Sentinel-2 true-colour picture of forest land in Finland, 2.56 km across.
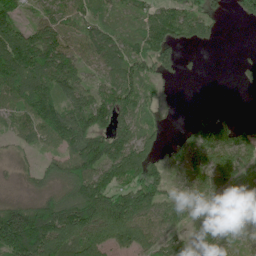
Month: June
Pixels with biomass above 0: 77%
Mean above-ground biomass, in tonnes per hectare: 83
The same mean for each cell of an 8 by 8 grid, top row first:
77 46 60 34 57 92 66 34
129 109 57 91 86 84 23 3
112 118 104 75 113 28 1 10
75 116 139 132 70 13 27 4
30 60 123 155 98 40 124 90
14 47 127 119 145 25 101 64
108 121 175 194 124 61 70 61
214 175 126 103 87 59 73 27
